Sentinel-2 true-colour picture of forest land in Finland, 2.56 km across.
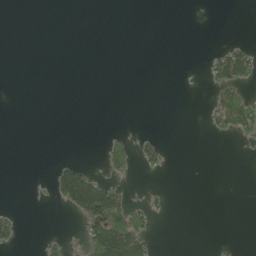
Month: June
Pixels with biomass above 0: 12%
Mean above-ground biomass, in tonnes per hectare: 13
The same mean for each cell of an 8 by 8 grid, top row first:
0 0 0 0 0 0 0 0
0 0 0 0 0 0 2 32
0 0 0 0 0 0 21 78
0 0 0 0 0 0 22 80
0 0 0 13 21 0 1 9
0 10 83 17 6 0 0 0
5 2 79 94 25 0 0 0
25 10 13 104 50 0 0 2
